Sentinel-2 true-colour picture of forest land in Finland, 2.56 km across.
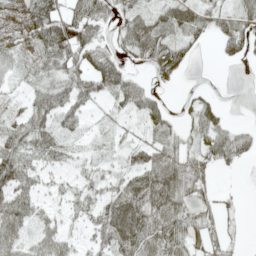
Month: May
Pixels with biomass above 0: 70%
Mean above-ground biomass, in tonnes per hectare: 38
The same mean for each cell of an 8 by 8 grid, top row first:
20 71 51 30 32 56 41 56
22 76 68 28 56 48 7 47
16 36 47 65 20 12 0 0
13 71 35 15 48 12 46 0
47 53 12 15 29 32 48 44
70 17 20 23 62 72 27 3
76 21 25 61 75 58 24 11
56 59 17 59 70 55 36 13
